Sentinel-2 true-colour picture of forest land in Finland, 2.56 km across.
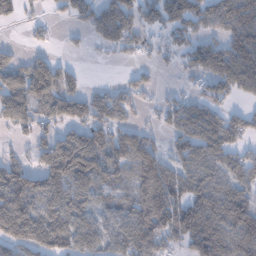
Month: January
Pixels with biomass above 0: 71%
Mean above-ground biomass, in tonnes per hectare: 79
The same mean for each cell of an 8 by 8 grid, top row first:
50 22 68 99 64 97 94 113
17 27 13 49 41 55 80 103
71 111 14 6 40 11 67 99
86 69 97 89 27 61 73 53
16 79 115 100 77 53 109 67
65 112 140 81 117 85 92 80
157 92 75 61 115 119 127 130
118 123 90 63 107 70 167 111
